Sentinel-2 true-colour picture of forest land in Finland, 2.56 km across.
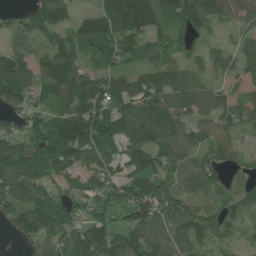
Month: June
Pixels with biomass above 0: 86%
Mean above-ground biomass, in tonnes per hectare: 97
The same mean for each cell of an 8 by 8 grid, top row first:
48 168 67 178 193 126 138 84
61 97 108 119 89 68 50 61
144 136 111 77 75 103 52 53
88 64 125 101 123 97 91 95
104 119 151 98 136 111 74 47
131 125 87 68 135 84 92 38
112 114 44 94 145 105 47 81
38 89 113 115 116 81 69 35
